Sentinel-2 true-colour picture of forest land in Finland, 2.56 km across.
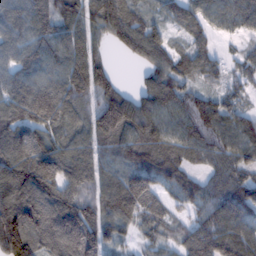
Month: February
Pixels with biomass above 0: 91%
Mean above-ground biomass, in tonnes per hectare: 109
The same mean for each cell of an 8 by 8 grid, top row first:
126 127 115 132 60 49 67 95
118 123 132 43 126 52 49 26
105 108 144 83 50 98 41 47
111 165 98 188 139 123 138 83
149 115 108 102 111 108 108 126
195 149 129 98 111 78 62 86
210 180 150 130 125 53 97 113
167 139 197 76 45 54 147 94
